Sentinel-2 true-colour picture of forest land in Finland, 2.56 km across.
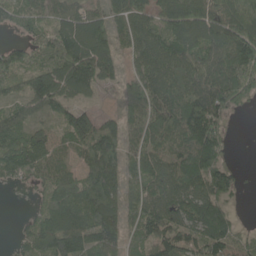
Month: May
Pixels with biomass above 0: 86%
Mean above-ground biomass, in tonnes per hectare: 104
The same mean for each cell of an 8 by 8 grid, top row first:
95 90 97 97 87 133 126 134
75 90 142 96 118 105 107 150
90 105 124 51 137 134 117 145
64 67 89 38 138 158 148 22
136 100 118 131 119 112 147 4
84 112 107 127 109 126 129 39
0 112 136 153 120 110 122 16
48 119 120 117 103 106 115 63
